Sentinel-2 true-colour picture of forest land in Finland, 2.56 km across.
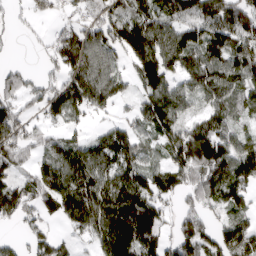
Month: April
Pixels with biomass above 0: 77%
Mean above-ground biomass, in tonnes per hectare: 107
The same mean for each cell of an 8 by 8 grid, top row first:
33 38 68 110 126 115 148 157
5 59 136 109 156 145 135 125
66 60 132 98 115 84 134 105
92 93 78 40 97 116 96 69
124 67 77 130 69 150 205 107
69 111 129 124 129 127 157 171
120 74 142 160 163 60 81 86
41 90 37 172 186 114 98 156
